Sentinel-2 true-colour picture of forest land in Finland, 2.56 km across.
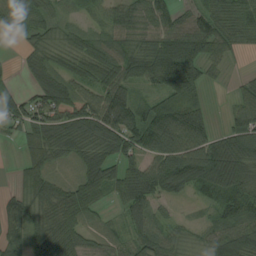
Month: August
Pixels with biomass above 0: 82%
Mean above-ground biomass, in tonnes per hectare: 71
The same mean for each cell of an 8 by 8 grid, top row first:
75 45 28 60 64 59 64 67
9 46 57 77 65 104 78 29
9 78 58 76 60 157 44 18
66 106 120 109 68 109 45 55
17 85 91 108 98 126 111 127
15 56 60 81 106 141 140 132
60 77 96 23 72 10 22 78
55 97 74 33 64 32 37 89
